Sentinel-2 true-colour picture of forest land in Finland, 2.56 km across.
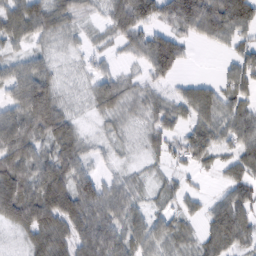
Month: February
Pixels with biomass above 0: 84%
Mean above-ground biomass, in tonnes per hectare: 59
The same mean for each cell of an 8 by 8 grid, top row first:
79 84 46 70 109 96 103 90
32 27 23 24 68 89 13 48
75 81 25 55 35 34 22 73
78 127 18 48 39 49 67 61
118 66 50 22 27 39 64 64
82 91 73 22 20 29 12 23
113 104 100 72 41 36 33 64
16 87 81 89 80 54 51 57
